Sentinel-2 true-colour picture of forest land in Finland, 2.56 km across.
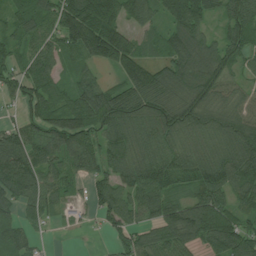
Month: July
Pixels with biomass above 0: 87%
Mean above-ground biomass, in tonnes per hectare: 96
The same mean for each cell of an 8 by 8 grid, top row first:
69 95 191 130 79 132 78 116
52 87 127 171 54 128 107 96
79 90 59 44 148 135 142 56
31 106 113 165 107 109 95 104
103 101 112 90 74 78 68 121
146 87 58 87 109 94 110 127
81 73 27 107 101 100 139 74
91 8 3 46 91 103 106 127
